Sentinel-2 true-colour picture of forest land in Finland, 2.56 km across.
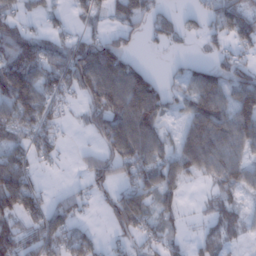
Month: January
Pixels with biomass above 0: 63%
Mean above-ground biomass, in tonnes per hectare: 54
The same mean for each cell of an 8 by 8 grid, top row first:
36 27 23 28 53 24 34 71
109 50 56 78 11 12 20 41
117 65 75 98 79 18 72 73
83 52 18 98 110 20 108 97
46 54 4 76 83 44 119 75
98 5 14 56 67 62 50 68
87 54 29 58 66 32 24 30
58 70 56 22 39 25 34 22
